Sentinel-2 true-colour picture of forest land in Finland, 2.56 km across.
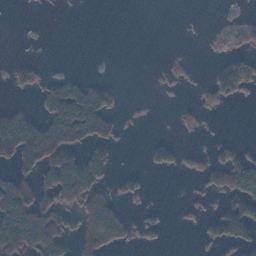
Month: November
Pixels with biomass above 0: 33%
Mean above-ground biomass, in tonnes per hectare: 30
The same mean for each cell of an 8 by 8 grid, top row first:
0 0 0 0 0 0 1 12
0 1 0 0 0 1 7 25
21 21 26 7 0 14 17 65
39 39 85 35 3 9 12 0
85 86 45 34 12 26 8 23
52 63 101 26 17 5 32 72
113 69 66 48 13 4 15 90
116 90 42 49 17 0 30 63
